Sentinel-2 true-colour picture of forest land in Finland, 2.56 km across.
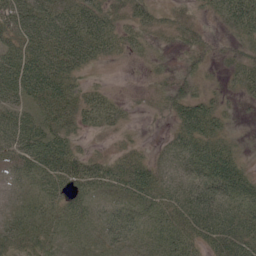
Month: June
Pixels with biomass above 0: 83%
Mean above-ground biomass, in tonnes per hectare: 33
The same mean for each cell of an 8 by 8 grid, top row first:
60 46 51 39 35 14 16 73
43 57 55 27 16 13 14 26
54 62 23 2 6 33 14 39
38 37 43 30 7 37 47 11
51 54 15 7 8 34 48 14
19 32 44 30 35 40 57 37
16 20 24 34 25 49 73 37
29 18 12 37 24 36 43 60
